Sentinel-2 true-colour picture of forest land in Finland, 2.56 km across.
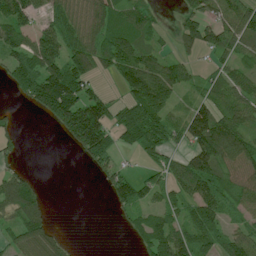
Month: July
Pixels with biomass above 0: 67%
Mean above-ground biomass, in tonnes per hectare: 76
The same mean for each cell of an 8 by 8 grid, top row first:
95 47 67 84 52 36 99 93
90 96 92 123 74 34 76 62
75 175 122 35 171 101 47 66
13 117 199 102 205 58 103 89
28 0 123 70 114 48 145 102
51 0 0 70 40 68 119 78
91 34 0 33 66 62 107 52
50 65 1 0 65 110 80 72
